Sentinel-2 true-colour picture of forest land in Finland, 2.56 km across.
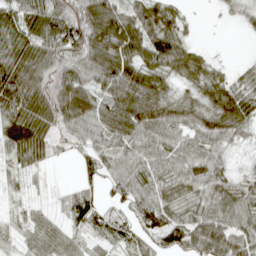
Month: April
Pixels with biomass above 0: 86%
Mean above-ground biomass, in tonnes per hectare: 64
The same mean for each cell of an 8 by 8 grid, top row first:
69 101 131 81 92 46 1 18
73 98 119 98 106 92 10 0
105 111 92 99 86 48 71 34
92 115 108 82 96 70 73 88
80 70 39 59 77 54 60 24
23 10 19 53 68 64 76 29
12 18 65 30 72 48 65 76
21 57 28 30 45 64 103 64
